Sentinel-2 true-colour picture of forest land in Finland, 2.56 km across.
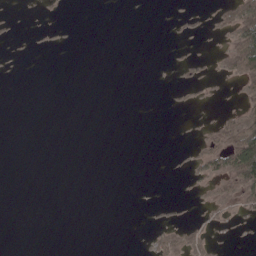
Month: May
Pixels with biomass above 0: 13%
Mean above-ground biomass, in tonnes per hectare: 10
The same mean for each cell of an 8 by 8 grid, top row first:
3 2 0 0 0 4 8 71
1 2 0 0 0 2 2 91
0 0 0 0 0 4 13 34
0 0 0 0 0 3 2 28
0 0 0 0 0 1 28 96
0 0 0 0 0 1 33 87
0 0 0 0 1 4 18 24
0 0 0 0 5 38 27 2
